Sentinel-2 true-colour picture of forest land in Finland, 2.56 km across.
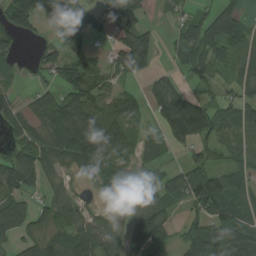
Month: August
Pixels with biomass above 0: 73%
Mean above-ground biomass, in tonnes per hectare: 73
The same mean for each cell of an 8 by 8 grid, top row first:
118 70 81 103 52 33 50 45
41 52 68 48 136 47 98 64
30 41 115 49 33 44 43 67
66 107 137 88 43 186 103 97
60 102 137 106 53 67 81 51
102 59 46 70 43 43 107 63
68 59 53 37 78 31 106 69
45 51 85 57 108 41 112 131
